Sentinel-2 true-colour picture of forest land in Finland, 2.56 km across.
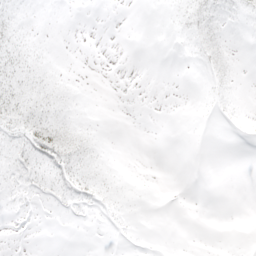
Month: May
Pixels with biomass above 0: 32%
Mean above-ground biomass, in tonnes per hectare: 5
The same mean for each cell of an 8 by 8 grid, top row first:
8 2 0 0 0 5 13 7
17 3 0 0 0 1 15 1
26 15 4 0 0 0 9 3
27 23 6 0 0 0 2 4
14 39 24 1 0 0 0 0
9 13 21 7 1 0 0 0
2 2 6 9 1 0 0 0
0 0 0 1 0 0 0 0
